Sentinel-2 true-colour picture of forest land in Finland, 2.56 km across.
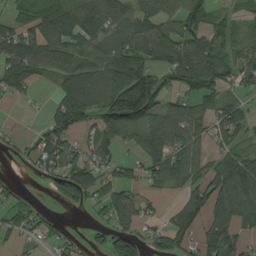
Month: August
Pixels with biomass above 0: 70%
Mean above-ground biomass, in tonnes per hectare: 73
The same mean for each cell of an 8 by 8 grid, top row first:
46 94 106 91 58 78 69 33
98 108 73 82 101 126 92 41
90 27 97 84 112 81 107 55
2 39 119 98 122 72 72 77
26 79 43 48 57 86 45 44
15 65 133 54 55 73 90 100
53 11 33 108 50 63 115 85
24 38 22 95 70 127 121 83
